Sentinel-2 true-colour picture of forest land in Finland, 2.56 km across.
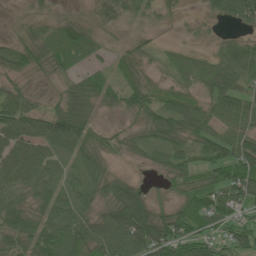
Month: June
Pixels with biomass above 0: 81%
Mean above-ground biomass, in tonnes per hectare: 54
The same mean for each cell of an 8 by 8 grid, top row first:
4 20 20 41 29 12 20 65
48 59 66 17 23 16 12 60
26 14 45 49 39 28 61 52
91 62 62 20 55 73 51 67
79 69 65 22 44 55 70 76
82 62 48 45 8 50 53 91
63 67 61 90 92 48 79 59
67 95 96 108 120 103 49 64
